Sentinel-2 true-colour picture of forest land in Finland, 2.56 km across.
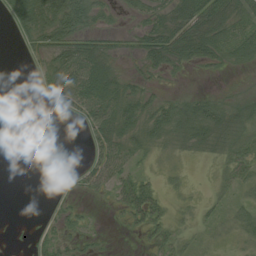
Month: August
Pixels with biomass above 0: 58%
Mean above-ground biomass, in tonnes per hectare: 23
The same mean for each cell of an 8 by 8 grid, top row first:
28 55 62 13 25 48 65 38
2 32 45 15 33 53 49 36
0 25 59 42 17 6 6 3
0 1 23 41 35 38 42 29
0 0 1 39 30 29 37 35
0 0 13 31 19 9 5 26
0 2 12 12 45 11 12 21
1 16 17 2 10 23 14 23
